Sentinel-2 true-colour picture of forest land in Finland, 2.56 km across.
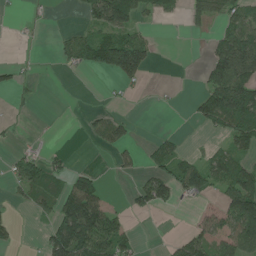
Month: June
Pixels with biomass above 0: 39%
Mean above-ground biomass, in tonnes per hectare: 46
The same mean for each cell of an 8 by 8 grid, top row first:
3 4 23 109 33 21 58 65
1 1 70 159 74 0 27 143
25 1 1 19 29 0 67 133
3 0 4 14 1 3 91 136
8 6 1 42 13 30 15 58
47 60 46 6 30 91 91 99
10 34 169 32 30 15 14 129
17 70 164 108 4 26 54 102
